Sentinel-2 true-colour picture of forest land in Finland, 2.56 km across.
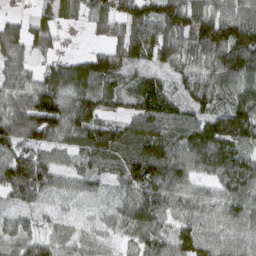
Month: March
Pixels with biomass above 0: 92%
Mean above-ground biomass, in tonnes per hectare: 82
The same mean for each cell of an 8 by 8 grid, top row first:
27 43 20 85 125 128 94 94
76 42 6 70 115 89 141 172
62 76 111 97 73 45 72 97
94 151 103 50 100 84 83 116
100 78 79 100 99 83 119 92
123 86 68 62 129 94 67 119
41 33 28 49 104 72 80 96
47 56 33 27 62 86 87 81
